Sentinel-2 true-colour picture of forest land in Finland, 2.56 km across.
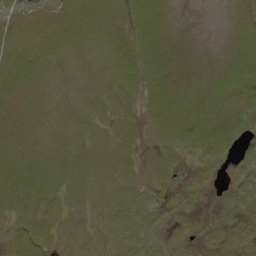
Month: September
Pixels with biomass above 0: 80%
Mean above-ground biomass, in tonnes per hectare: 8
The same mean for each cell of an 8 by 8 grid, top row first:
6 6 9 8 10 5 0 5
9 9 8 10 11 5 2 8
9 8 7 9 9 8 9 12
7 7 9 6 6 11 11 12
8 8 9 7 3 10 11 10
13 11 9 9 6 5 4 6
9 8 6 10 10 5 2 9
7 8 6 7 11 3 6 10
